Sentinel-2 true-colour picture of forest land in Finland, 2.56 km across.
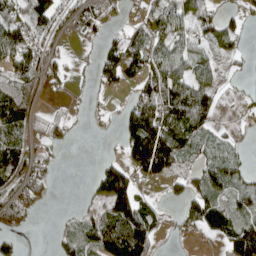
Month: April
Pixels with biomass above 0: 59%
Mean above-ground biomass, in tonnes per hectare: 54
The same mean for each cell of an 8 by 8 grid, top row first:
69 74 52 22 33 69 49 34
93 37 13 43 62 63 66 27
81 35 10 44 56 78 51 12
124 17 7 13 114 108 74 10
71 41 2 3 177 118 30 18
81 33 0 138 60 36 66 48
80 8 13 99 61 15 92 50
30 5 55 141 96 5 15 139
